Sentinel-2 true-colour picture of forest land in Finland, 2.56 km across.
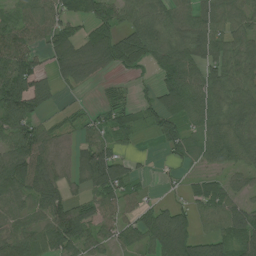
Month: July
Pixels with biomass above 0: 78%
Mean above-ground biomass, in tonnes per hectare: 73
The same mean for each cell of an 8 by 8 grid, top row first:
57 75 49 65 86 91 93 81
97 60 70 97 106 108 116 80
119 43 51 17 14 107 86 87
112 27 19 47 41 90 90 106
100 62 46 58 4 71 86 99
121 91 60 145 16 14 38 44
59 94 50 62 42 54 69 80
87 76 76 57 82 176 84 106
